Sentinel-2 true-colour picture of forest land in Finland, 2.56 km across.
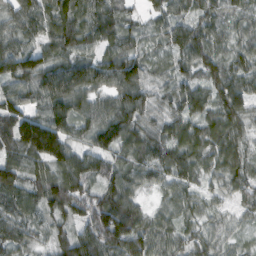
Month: February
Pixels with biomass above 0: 96%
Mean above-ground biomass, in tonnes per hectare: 81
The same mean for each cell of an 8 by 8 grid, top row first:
66 90 92 102 37 63 59 45
71 71 78 73 39 66 79 51
94 116 114 106 73 56 77 90
103 106 81 105 87 72 85 95
125 191 63 102 101 93 98 77
105 95 103 84 59 87 49 78
81 87 75 138 47 59 34 39
78 44 97 132 101 62 59 26
